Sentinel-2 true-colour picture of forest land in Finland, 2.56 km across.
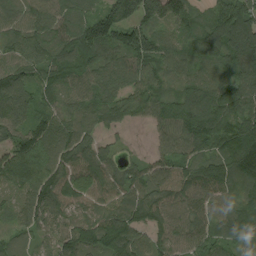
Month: August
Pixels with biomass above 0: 95%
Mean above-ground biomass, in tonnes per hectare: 107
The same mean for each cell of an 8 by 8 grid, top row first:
83 105 99 133 124 122 75 137
97 106 122 123 151 76 119 135
113 83 87 100 100 70 105 116
111 89 95 96 68 122 145 133
111 125 112 37 12 99 104 160
112 136 115 104 111 111 118 155
73 140 97 125 144 94 95 134
57 69 142 166 98 96 95 85
